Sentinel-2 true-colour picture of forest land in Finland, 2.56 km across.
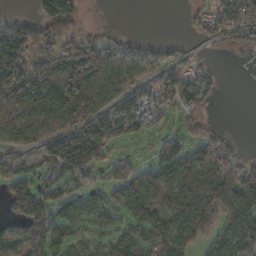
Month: November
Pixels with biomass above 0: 68%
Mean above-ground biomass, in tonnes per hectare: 71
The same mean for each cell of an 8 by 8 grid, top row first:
26 130 54 0 0 0 64 84
149 124 186 65 41 21 15 41
141 150 180 85 57 80 44 0
97 94 121 60 75 44 26 0
36 67 151 71 18 72 103 14
71 54 61 47 77 79 87 124
69 87 52 61 63 49 97 126
88 89 33 63 90 70 54 88
